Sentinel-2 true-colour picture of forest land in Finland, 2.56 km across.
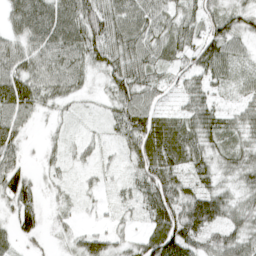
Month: April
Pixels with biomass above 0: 90%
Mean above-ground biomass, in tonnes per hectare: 47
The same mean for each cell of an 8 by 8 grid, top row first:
51 78 77 68 64 47 50 47
45 73 75 72 62 50 60 30
66 62 38 52 57 24 22 22
61 18 12 31 59 25 32 23
41 13 24 17 75 76 51 43
61 18 12 13 58 54 45 49
54 14 11 12 41 97 104 51
34 14 40 35 45 115 54 63
